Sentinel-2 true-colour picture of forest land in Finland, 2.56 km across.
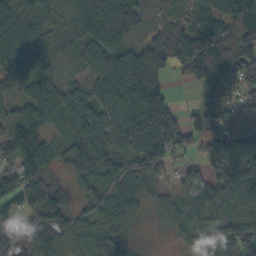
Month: October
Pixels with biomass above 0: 88%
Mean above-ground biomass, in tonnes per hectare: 83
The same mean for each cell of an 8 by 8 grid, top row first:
116 88 98 93 52 46 99 137
107 69 68 76 72 113 131 83
75 63 42 127 169 18 87 85
68 91 121 88 179 48 91 53
120 65 102 84 130 99 59 106
148 79 49 69 74 32 72 145
73 131 33 66 24 47 92 77
99 102 52 66 4 15 57 96
